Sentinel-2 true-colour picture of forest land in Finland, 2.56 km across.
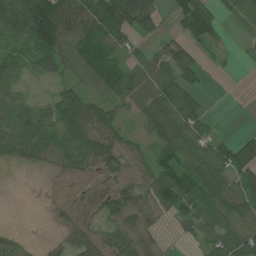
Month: July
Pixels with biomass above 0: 73%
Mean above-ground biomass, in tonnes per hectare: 50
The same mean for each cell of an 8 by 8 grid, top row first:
91 176 84 116 85 34 89 51
24 117 85 76 23 48 26 5
51 27 37 76 65 74 6 1
68 45 84 34 55 89 21 0
61 57 77 62 26 82 60 50
0 5 19 26 28 80 91 64
0 5 12 43 36 57 75 74
20 9 31 36 26 6 46 84
